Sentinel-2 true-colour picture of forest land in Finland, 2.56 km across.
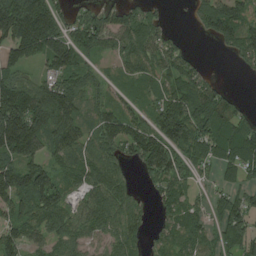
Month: August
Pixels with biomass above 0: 80%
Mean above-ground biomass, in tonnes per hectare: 90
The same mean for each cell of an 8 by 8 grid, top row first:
216 153 50 87 93 1 113 110
126 139 123 63 101 50 2 108
83 71 79 34 64 115 60 4
183 175 100 71 61 140 151 60
174 103 109 80 122 106 124 137
135 93 86 89 46 89 29 54
101 118 63 102 33 76 54 90
84 68 68 63 45 64 58 96
